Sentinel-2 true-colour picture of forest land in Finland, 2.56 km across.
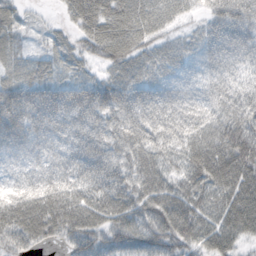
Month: October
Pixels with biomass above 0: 94%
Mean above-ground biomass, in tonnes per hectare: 52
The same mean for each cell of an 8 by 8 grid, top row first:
27 6 54 62 54 28 40 68
26 24 30 62 40 25 42 53
42 41 35 47 43 32 35 39
95 80 76 77 84 66 46 52
60 48 58 65 77 58 66 40
31 50 60 85 70 41 68 65
60 60 62 60 55 51 60 49
55 32 63 61 72 58 45 37
